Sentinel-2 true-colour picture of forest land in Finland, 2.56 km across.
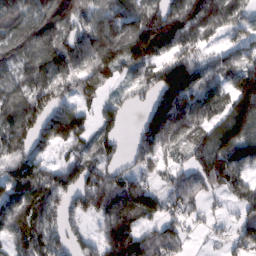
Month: February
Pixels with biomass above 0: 82%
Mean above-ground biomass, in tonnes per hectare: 108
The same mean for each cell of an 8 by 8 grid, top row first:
130 162 100 122 168 180 189 95
130 161 127 190 166 122 58 86
107 123 102 58 68 197 107 125
153 127 80 57 54 188 124 151
130 74 71 55 80 86 116 134
115 115 115 86 57 61 120 74
122 129 74 129 124 78 38 59
97 124 52 143 97 79 18 69
